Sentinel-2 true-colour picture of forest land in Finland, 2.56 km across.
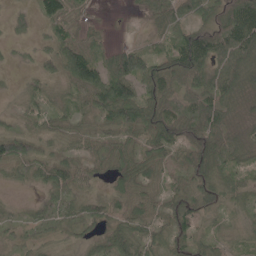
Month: May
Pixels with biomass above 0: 88%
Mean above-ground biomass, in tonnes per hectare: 46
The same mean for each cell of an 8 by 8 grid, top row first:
15 53 21 2 18 56 40 105
11 29 65 29 30 72 97 84
7 31 81 88 70 57 60 56
19 36 34 82 85 67 66 17
70 20 29 43 51 66 77 41
25 53 48 36 53 30 81 46
15 37 42 33 35 60 49 34
22 25 23 55 56 50 40 21
